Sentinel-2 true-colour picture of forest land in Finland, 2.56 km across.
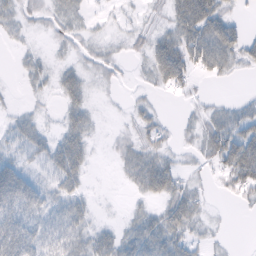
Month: February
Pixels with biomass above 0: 59%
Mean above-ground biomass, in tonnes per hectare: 24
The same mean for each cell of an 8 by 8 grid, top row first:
24 19 18 6 9 39 65 11
7 7 14 10 20 55 68 38
3 16 28 10 9 46 15 4
9 4 27 1 16 2 16 21
23 26 39 8 25 11 34 60
43 22 30 2 47 31 7 61
30 30 20 1 13 43 9 6
55 35 28 28 49 36 13 0
